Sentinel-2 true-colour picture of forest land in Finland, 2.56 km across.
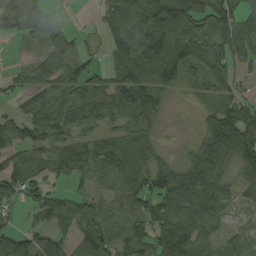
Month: August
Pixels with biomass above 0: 80%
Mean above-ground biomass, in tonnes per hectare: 75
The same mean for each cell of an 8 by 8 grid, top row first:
84 52 2 90 142 161 117 109
3 82 33 80 114 124 91 80
32 67 75 77 110 69 68 34
34 76 87 73 114 3 45 97
82 65 73 78 83 5 98 123
86 54 51 88 99 102 101 43
28 71 82 53 62 102 85 44
84 62 85 81 80 120 51 66
